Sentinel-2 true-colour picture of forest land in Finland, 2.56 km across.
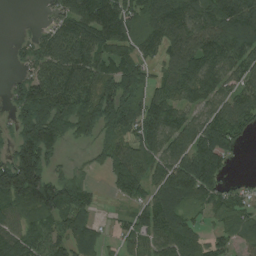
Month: August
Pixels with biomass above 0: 83%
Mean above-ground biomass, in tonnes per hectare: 93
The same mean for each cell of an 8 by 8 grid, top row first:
0 29 130 170 89 122 131 129
16 83 130 117 61 91 124 126
30 108 107 114 82 104 112 86
60 125 116 120 113 97 92 120
87 130 33 62 93 102 140 46
188 98 46 56 97 156 138 9
78 113 117 8 80 122 67 75
110 90 107 22 83 133 57 68
